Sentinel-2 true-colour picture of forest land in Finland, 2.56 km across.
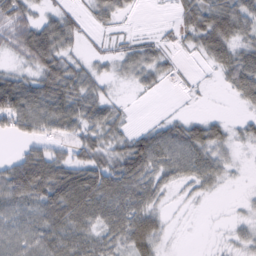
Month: February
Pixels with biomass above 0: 73%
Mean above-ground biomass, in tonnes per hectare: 42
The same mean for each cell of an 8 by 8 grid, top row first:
69 29 21 34 1 18 69 67
44 84 18 19 36 16 55 50
51 71 54 19 25 8 3 65
83 80 63 37 0 6 7 9
13 35 49 40 60 73 67 21
85 93 66 71 63 42 45 6
50 63 83 74 56 4 2 8
48 57 58 43 66 4 3 22
